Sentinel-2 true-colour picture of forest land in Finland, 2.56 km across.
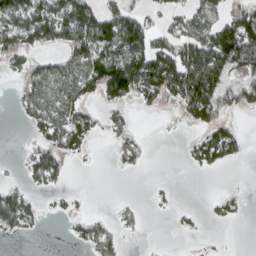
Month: March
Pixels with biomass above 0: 46%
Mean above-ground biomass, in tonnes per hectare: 52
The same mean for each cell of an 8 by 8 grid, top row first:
87 97 109 86 52 46 70 106
75 36 112 94 101 103 130 178
16 100 114 163 133 144 132 54
14 94 66 26 13 22 95 26
2 53 50 22 24 2 102 40
5 66 0 1 3 1 5 0
88 10 9 9 11 13 9 15
7 0 35 48 2 1 4 0
